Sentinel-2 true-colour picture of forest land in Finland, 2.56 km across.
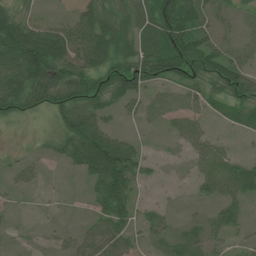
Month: July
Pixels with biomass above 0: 75%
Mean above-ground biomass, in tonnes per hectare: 41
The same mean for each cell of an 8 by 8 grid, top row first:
56 16 43 67 52 88 40 18
101 103 75 77 62 87 57 15
85 89 71 72 64 52 70 69
51 43 78 28 22 13 18 38
5 23 81 74 13 8 21 3
21 6 19 99 27 2 26 51
5 2 2 72 14 4 11 23
5 7 35 67 16 28 28 12
